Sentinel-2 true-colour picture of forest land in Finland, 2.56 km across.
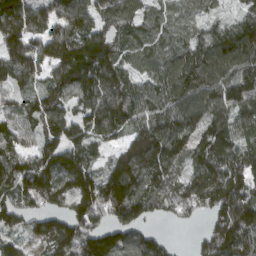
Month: March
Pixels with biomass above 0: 91%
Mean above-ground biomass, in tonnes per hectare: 125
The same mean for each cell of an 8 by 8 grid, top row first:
179 129 166 123 81 63 49 73
128 131 151 116 72 80 149 197
113 112 175 149 78 140 155 153
77 134 96 159 116 129 125 120
103 116 112 66 190 130 137 105
146 180 150 129 160 93 156 157
134 109 147 175 128 91 112 173
71 150 176 125 109 11 91 163
